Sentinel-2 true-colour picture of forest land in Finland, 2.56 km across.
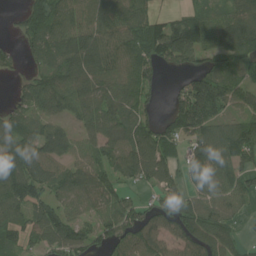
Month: July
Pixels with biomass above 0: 80%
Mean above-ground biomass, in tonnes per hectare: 90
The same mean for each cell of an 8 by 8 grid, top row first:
25 87 99 106 86 51 59 102
37 101 122 110 102 164 83 107
30 95 111 99 85 18 133 67
76 78 84 107 65 81 155 84
111 111 63 91 127 80 124 164
145 88 85 71 86 64 112 84
88 88 61 98 67 110 89 44
61 75 105 87 104 85 133 63
